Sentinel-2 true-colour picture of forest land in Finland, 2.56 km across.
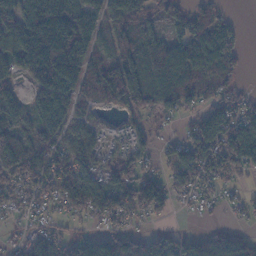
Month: November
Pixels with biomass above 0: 79%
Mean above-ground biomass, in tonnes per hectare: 90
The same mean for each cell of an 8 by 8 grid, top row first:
124 212 159 111 85 69 103 9
116 210 158 86 106 115 112 38
52 157 142 151 108 130 96 35
69 130 51 21 77 69 84 105
122 87 79 23 46 43 127 178
95 104 109 82 92 73 87 60
47 45 97 103 94 34 19 35
37 82 71 101 84 62 59 61
